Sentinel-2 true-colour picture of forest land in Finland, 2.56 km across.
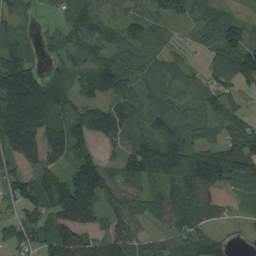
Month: August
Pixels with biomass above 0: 85%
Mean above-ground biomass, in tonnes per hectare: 96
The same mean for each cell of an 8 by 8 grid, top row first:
47 18 80 45 65 73 71 48
107 40 72 69 77 35 70 142
211 95 79 114 62 71 64 103
210 164 97 122 88 71 58 53
180 171 98 67 103 150 53 99
72 126 160 91 130 90 168 104
70 120 214 86 76 110 138 63
87 103 135 118 61 90 69 22
